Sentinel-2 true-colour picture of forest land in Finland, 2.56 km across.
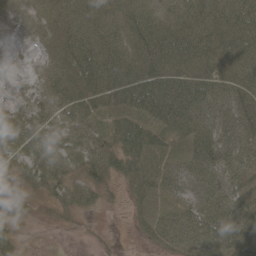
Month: May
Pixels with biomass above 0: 86%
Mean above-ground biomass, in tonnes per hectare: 49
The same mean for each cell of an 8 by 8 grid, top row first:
16 40 59 54 60 57 65 73
3 31 73 66 71 71 63 65
7 46 69 68 75 66 64 63
46 49 53 44 67 85 64 63
62 52 54 46 62 34 65 57
43 64 39 44 39 54 65 51
46 18 33 6 15 34 66 58
30 0 5 5 15 61 62 79
